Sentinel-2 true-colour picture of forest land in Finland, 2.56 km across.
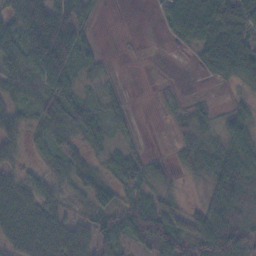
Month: November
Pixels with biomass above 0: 75%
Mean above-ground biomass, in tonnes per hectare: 43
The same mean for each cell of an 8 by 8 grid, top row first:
63 81 63 0 0 66 89 73
60 116 54 1 3 11 73 73
42 75 30 13 0 4 14 39
35 74 42 37 1 17 18 25
31 36 31 20 8 18 32 52
37 37 58 38 42 15 40 62
56 45 23 60 65 27 54 45
53 62 53 46 55 76 86 89
